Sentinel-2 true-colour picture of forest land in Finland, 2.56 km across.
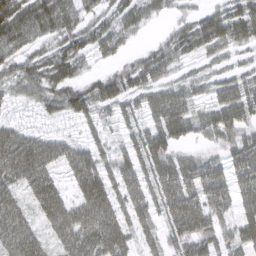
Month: March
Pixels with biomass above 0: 78%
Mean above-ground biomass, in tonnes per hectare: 48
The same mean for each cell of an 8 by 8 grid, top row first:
72 57 47 36 34 21 47 56
48 21 43 42 19 37 50 30
45 47 35 53 58 34 34 44
16 29 47 19 46 78 30 65
87 59 37 28 47 55 19 57
61 59 67 46 36 76 60 46
53 69 65 59 40 65 60 42
71 32 68 70 32 44 47 47
